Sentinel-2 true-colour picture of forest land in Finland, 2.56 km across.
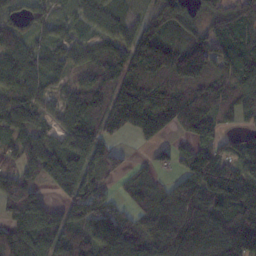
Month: November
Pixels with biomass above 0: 86%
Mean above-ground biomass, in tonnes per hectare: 96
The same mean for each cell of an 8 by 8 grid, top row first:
47 49 53 66 51 98 64 97
85 60 63 85 143 84 114 111
107 62 55 100 103 102 97 125
99 50 117 145 164 147 101 98
88 103 130 65 37 47 96 62
96 112 162 50 42 53 135 124
139 99 99 56 65 106 112 136
115 96 103 138 88 131 124 164
